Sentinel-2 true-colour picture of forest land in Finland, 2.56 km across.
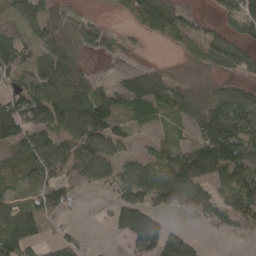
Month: April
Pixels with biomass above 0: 68%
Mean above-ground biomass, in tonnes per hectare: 71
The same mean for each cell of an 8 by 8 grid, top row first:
71 64 28 7 80 61 9 74
85 89 60 31 4 29 88 47
51 107 66 24 101 27 17 32
137 146 144 85 69 49 85 106
98 92 100 66 12 38 145 135
24 59 64 61 102 131 117 103
66 75 9 49 112 62 120 129
132 40 39 15 121 110 8 13
